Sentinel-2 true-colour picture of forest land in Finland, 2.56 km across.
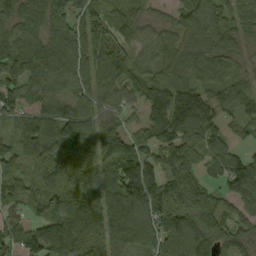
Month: September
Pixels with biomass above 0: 92%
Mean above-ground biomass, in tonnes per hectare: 92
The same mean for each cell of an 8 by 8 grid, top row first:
69 74 79 58 44 50 85 53
118 118 89 96 53 75 77 53
89 101 75 126 115 88 50 60
62 85 89 75 87 182 126 76
62 128 157 119 81 130 94 32
83 62 156 84 131 89 47 128
56 78 132 149 128 105 84 60
80 96 134 124 108 108 102 71
